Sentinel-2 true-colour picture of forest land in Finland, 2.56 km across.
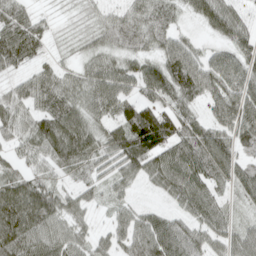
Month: April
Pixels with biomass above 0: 91%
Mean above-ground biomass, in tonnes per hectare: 61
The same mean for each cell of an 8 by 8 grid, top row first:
64 16 16 35 57 38 72 47
105 32 20 45 43 63 23 60
32 59 52 85 80 61 73 75
61 66 69 55 90 72 42 91
43 84 95 71 124 102 90 55
47 42 40 48 53 97 78 55
110 92 45 27 26 34 72 24
109 77 48 45 80 90 50 56
